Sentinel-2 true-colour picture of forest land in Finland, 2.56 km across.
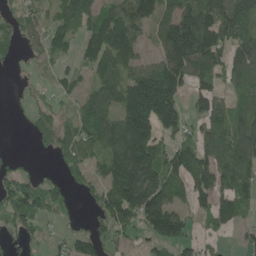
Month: June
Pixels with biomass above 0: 69%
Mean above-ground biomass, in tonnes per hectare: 92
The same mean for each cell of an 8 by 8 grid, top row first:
52 47 97 102 116 121 129 191
38 68 68 138 36 185 185 127
7 17 41 89 162 130 83 96
7 52 60 90 266 126 109 80
2 41 102 119 197 78 104 153
57 23 50 110 164 101 126 127
117 85 16 142 200 97 77 85
33 26 75 53 41 119 25 23
